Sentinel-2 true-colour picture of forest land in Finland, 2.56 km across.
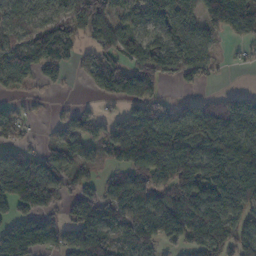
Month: November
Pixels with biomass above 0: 74%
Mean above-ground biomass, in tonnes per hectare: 84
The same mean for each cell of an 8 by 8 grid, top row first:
67 70 106 78 88 128 115 114
74 112 53 92 85 89 48 16
75 36 16 122 113 44 27 0
30 7 42 26 84 62 88 108
59 34 97 110 174 141 99 107
163 125 59 32 101 119 127 139
77 63 76 90 97 125 106 85
174 105 79 63 72 65 106 87
